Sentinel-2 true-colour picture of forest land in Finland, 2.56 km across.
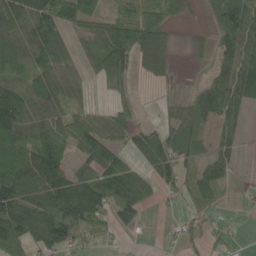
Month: June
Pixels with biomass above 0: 70%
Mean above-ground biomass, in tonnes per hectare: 57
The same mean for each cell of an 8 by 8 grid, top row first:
78 100 87 47 61 19 18 79
69 114 26 114 100 15 16 83
48 71 34 51 18 6 36 92
142 93 43 40 6 23 71 46
93 134 67 62 52 56 32 29
97 106 57 88 41 55 60 7
121 97 124 57 33 8 22 7
92 90 46 11 6 16 25 6
